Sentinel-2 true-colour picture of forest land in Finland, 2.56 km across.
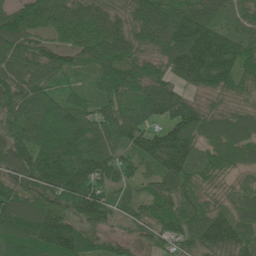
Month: June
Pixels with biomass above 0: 96%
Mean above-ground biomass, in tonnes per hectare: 96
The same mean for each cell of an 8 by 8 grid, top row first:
105 104 102 84 103 114 80 56
99 77 90 110 80 143 185 103
102 77 30 111 103 84 112 84
94 115 100 98 100 120 78 60
114 114 116 106 111 144 58 81
91 145 166 100 62 102 55 28
115 105 144 86 68 93 72 51
99 138 101 48 42 78 107 92
